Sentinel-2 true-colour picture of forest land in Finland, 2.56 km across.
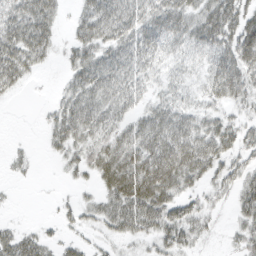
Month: March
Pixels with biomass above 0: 74%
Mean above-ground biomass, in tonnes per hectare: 36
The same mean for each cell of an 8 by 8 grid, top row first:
47 42 25 58 50 57 52 46
62 32 36 43 52 32 43 68
39 1 39 51 32 19 37 54
0 11 49 40 31 43 25 19
3 13 35 47 61 72 51 37
7 0 16 67 90 73 36 31
2 2 23 46 77 50 24 31
42 20 16 19 25 41 11 22
